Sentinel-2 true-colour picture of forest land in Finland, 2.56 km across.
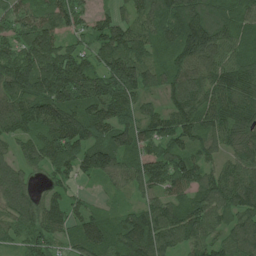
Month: July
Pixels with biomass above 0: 93%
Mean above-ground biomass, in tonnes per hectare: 108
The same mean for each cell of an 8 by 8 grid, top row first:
88 82 85 71 94 137 132 101
76 105 63 119 95 113 136 85
149 167 166 159 114 106 123 151
152 161 143 129 86 126 132 142
66 118 121 127 100 101 83 106
107 52 58 76 121 129 83 117
125 112 55 38 95 100 116 116
51 78 105 99 166 97 91 116
